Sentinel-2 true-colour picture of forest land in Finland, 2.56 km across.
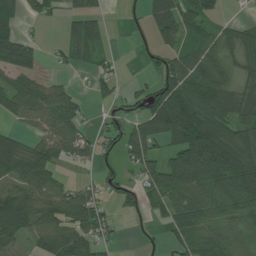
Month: July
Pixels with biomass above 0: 68%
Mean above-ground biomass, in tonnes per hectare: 67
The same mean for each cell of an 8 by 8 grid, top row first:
50 39 59 6 37 94 59 9
98 12 70 13 18 57 65 74
52 40 5 37 17 91 94 53
50 105 47 29 80 153 95 83
44 73 80 34 114 90 175 138
78 71 12 28 68 127 128 120
126 88 114 27 35 75 64 77
54 81 98 26 8 56 104 94
